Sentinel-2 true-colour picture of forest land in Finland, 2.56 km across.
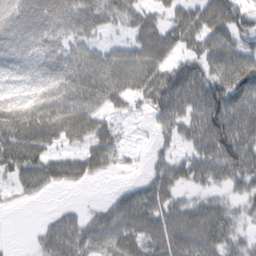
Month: February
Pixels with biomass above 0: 76%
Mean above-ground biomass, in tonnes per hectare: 63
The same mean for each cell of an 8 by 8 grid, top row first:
110 104 78 54 57 60 92 65
78 72 55 35 85 62 74 63
87 128 99 88 87 78 80 94
136 128 90 34 22 66 99 78
103 66 45 47 3 36 81 96
55 67 48 14 21 55 57 66
8 3 15 29 74 55 45 27
1 52 67 61 56 53 52 29
